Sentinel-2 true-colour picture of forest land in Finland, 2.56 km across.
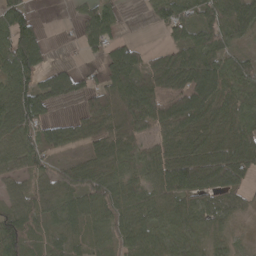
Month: April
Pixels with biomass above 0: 83%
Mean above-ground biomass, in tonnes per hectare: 71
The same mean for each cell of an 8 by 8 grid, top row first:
85 1 37 49 13 80 72 100
103 33 26 60 28 63 70 31
83 60 45 85 92 117 140 81
107 41 37 110 150 128 106 78
69 66 52 87 60 101 71 85
48 54 77 62 64 137 121 79
68 60 66 79 79 65 50 21
106 39 37 62 91 102 71 17
